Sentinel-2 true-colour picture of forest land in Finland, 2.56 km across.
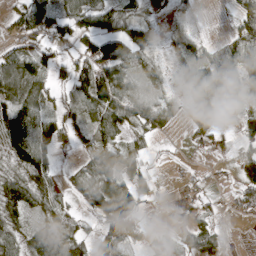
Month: April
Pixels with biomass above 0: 68%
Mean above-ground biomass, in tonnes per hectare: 51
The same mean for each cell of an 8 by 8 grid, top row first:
49 74 81 72 22 10 0 17
40 49 55 76 55 29 18 55
72 52 93 118 62 19 76 46
102 61 78 107 80 27 55 12
101 77 38 57 30 7 23 19
48 52 49 88 76 4 9 31
78 57 38 132 39 12 15 34
52 103 55 67 29 19 49 0
